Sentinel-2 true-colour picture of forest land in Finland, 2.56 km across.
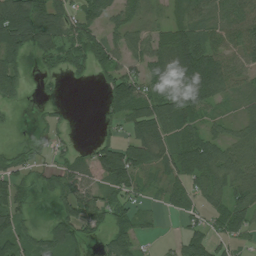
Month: July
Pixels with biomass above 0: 70%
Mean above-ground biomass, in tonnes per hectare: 56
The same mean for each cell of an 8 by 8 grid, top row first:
128 70 54 48 33 37 54 67
84 68 73 59 52 125 86 77
84 16 12 56 72 96 142 42
8 10 0 34 77 81 45 25
15 33 8 58 94 62 75 59
60 41 56 91 55 55 81 67
55 5 70 58 23 35 41 67
71 84 53 47 26 20 57 33
